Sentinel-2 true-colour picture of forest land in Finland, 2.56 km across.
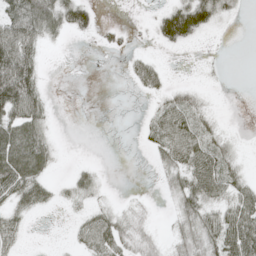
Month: May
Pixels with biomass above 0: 53%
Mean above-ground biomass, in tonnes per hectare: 28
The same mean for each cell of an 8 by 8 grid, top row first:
60 73 49 0 4 76 57 11
83 13 1 9 5 21 5 0
100 7 0 0 34 6 7 0
70 25 0 0 6 51 20 0
84 36 0 0 10 56 42 10
82 28 22 1 0 31 64 24
34 17 17 18 12 25 37 51
25 4 22 49 34 25 44 68
